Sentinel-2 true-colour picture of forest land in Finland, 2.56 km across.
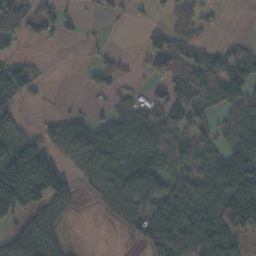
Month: November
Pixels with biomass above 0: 61%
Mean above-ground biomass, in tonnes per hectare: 49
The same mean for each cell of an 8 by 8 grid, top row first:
66 51 21 15 6 43 16 0
21 6 4 9 17 38 18 25
65 8 4 29 9 46 51 74
44 5 12 36 49 59 38 54
71 50 68 71 47 40 43 65
173 182 30 49 67 36 61 103
107 82 11 37 66 82 67 147
74 74 2 3 42 86 106 42
